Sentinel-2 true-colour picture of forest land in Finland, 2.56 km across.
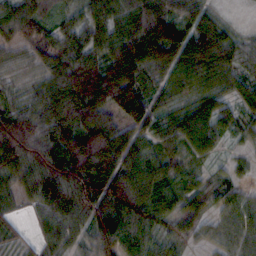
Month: October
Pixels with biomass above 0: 93%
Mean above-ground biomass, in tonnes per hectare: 71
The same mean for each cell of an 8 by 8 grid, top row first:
95 40 45 59 87 69 54 9
31 48 80 83 130 110 122 71
20 56 118 121 69 64 73 59
67 80 95 70 90 60 83 50
137 105 51 59 61 68 69 21
72 122 131 87 98 57 27 27
29 72 103 117 111 57 43 59
32 47 39 106 76 42 31 59
